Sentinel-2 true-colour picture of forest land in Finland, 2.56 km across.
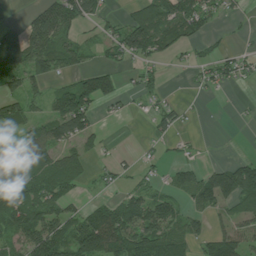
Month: July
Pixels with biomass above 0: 57%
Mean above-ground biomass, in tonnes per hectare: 55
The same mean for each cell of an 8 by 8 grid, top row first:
1 88 87 16 75 75 56 14
112 89 55 47 102 38 25 11
64 69 78 70 32 1 35 29
73 48 139 11 13 33 0 2
31 83 56 5 9 18 1 0
46 69 45 23 23 50 59 122
117 70 31 71 89 46 57 58
50 116 125 134 99 69 62 70
